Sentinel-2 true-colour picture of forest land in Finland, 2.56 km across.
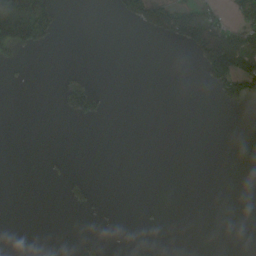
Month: September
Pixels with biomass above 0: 12%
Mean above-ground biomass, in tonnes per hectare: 20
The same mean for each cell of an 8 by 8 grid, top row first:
160 94 0 9 87 97 62 51
78 18 0 0 0 11 139 134
2 0 36 0 0 0 52 105
0 0 75 3 0 0 0 4
0 0 0 0 0 0 0 0
0 3 6 0 0 0 0 0
0 0 15 0 1 0 0 0
0 0 5 0 0 0 0 0
